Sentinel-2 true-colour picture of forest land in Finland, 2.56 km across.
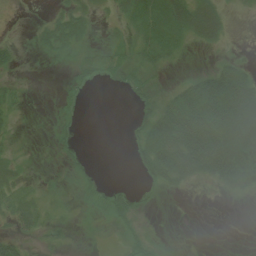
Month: July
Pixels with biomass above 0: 53%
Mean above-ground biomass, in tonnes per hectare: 22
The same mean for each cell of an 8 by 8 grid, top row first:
0 11 28 11 38 53 47 3
15 23 21 10 24 25 11 3
7 0 10 7 15 8 50 63
9 2 8 0 21 59 99 102
7 3 4 0 33 84 91 76
11 4 12 0 15 44 33 49
22 9 7 24 7 0 0 1
30 11 2 3 22 3 0 0
